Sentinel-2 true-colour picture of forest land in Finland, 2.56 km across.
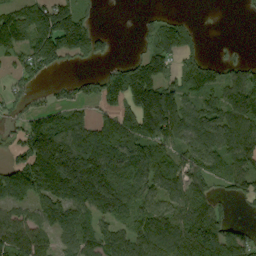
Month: September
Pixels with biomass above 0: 71%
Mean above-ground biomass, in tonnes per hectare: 96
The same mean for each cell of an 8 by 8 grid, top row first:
89 132 90 0 13 24 0 5
68 138 134 31 39 108 11 16
51 26 38 75 157 91 100 91
36 79 46 63 223 182 95 148
51 215 130 123 127 87 124 131
116 244 256 129 115 110 95 111
63 98 112 147 91 99 97 12
144 64 99 102 108 114 137 89
